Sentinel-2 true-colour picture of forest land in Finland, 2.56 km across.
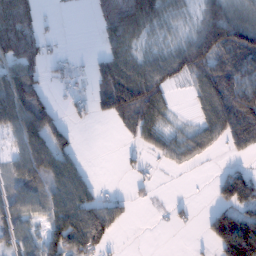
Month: January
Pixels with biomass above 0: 61%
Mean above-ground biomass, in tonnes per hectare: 66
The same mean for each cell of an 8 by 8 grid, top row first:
127 7 1 80 101 39 86 62
115 25 1 58 39 59 141 155
104 29 14 114 111 48 84 123
113 91 20 85 125 18 53 158
47 116 14 0 38 50 38 60
62 102 69 0 15 4 5 30
73 76 127 60 5 13 26 94
68 107 190 51 0 0 51 254
